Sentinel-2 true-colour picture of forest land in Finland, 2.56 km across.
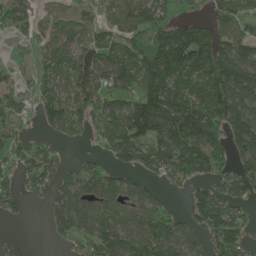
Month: May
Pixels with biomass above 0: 72%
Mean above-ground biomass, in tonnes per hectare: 98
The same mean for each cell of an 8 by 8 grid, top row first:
97 52 51 55 104 47 49 86
14 77 100 90 120 234 164 111
29 96 143 96 158 150 178 187
61 99 113 98 189 222 186 139
68 46 19 100 136 186 174 108
49 84 86 59 50 81 80 102
32 41 94 81 106 19 154 68
13 11 62 130 135 131 72 105
